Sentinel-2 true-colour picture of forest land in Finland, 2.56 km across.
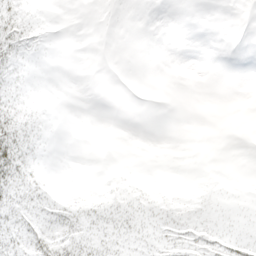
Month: April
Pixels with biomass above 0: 37%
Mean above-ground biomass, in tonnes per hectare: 7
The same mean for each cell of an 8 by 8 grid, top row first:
24 3 0 0 0 0 0 0
19 2 0 0 0 0 0 0
10 0 0 0 0 0 0 0
24 3 0 0 0 0 0 0
36 3 0 0 0 0 0 0
32 5 0 2 2 0 1 1
25 20 14 14 14 16 10 4
21 33 20 12 9 15 17 9
